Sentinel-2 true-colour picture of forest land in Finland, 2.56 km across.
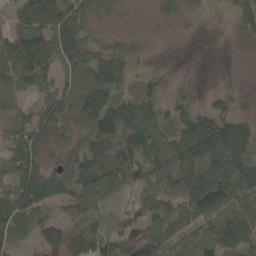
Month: May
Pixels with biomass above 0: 76%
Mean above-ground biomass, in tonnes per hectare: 70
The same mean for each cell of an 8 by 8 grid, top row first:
60 127 68 7 0 14 3 54
96 93 95 42 7 0 0 4
68 45 62 118 30 3 0 0
58 73 65 129 105 47 58 26
76 48 42 142 140 122 172 125
97 80 84 115 96 86 108 124
85 61 84 34 78 87 113 90
48 86 112 71 79 65 86 94
